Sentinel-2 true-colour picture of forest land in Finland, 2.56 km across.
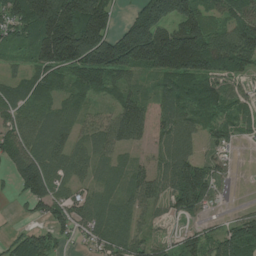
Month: July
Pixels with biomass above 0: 84%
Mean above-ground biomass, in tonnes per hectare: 86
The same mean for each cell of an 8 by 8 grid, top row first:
104 205 203 72 171 151 77 88
46 188 224 215 235 201 141 114
44 69 72 81 39 92 115 53
76 50 45 61 80 77 68 54
80 83 52 83 39 95 44 28
72 99 46 37 61 112 100 6
10 97 74 57 65 75 55 16
47 55 30 87 57 45 71 123
